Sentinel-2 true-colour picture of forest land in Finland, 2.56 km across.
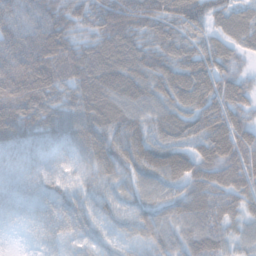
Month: November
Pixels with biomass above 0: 97%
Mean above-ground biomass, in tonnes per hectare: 73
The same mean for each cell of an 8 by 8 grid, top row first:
87 90 62 110 106 88 92 63
118 130 75 103 85 77 66 48
127 106 91 107 94 90 85 49
102 88 88 89 72 73 84 61
64 48 72 95 84 72 76 84
42 50 45 66 73 72 75 73
33 54 69 49 66 60 68 46
5 32 38 34 39 51 73 39
